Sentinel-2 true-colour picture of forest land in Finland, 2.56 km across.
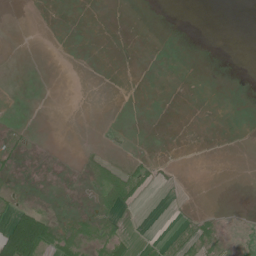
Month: June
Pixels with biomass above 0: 11%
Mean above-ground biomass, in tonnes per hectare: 4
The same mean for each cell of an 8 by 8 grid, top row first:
0 0 0 0 0 0 0 0
0 0 0 0 0 0 0 0
0 0 0 0 0 0 0 0
0 0 0 0 0 0 0 0
4 0 0 0 0 0 0 0
2 0 1 29 13 2 0 0
14 5 2 23 2 2 1 0
78 36 22 23 1 11 16 0
